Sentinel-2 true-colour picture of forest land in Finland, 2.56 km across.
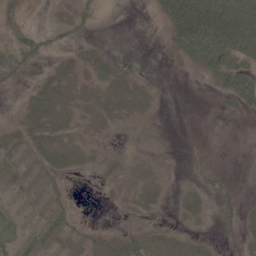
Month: June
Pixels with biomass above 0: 43%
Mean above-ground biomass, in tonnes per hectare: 15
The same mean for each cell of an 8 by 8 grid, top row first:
21 3 21 2 2 51 68 57
39 20 14 4 0 21 66 43
24 19 12 22 4 0 8 50
3 29 8 12 8 0 0 20
12 25 8 0 0 1 5 0
8 14 4 1 6 0 17 1
12 14 1 1 9 6 10 20
34 22 12 17 26 18 6 17
